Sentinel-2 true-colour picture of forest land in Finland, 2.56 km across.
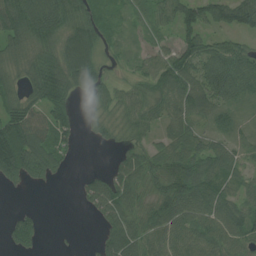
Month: July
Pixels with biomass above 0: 80%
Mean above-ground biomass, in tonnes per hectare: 68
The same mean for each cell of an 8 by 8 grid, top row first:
157 135 103 38 41 83 83 91
60 90 121 24 23 68 63 49
48 149 105 31 53 109 89 88
98 103 18 48 69 68 63 25
181 93 20 27 41 72 46 35
95 50 14 62 80 89 89 46
11 1 12 94 65 92 95 75
71 5 3 82 75 62 79 77
